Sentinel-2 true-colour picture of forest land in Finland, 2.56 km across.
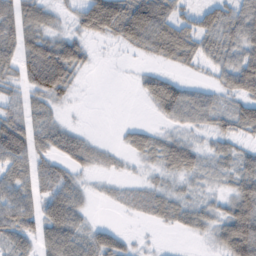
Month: February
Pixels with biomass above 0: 69%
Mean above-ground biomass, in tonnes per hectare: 37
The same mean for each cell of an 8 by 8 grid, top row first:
61 31 46 96 96 46 46 55
59 53 18 7 44 78 37 51
28 48 8 0 27 28 14 67
37 24 1 0 4 48 45 47
82 42 31 7 34 36 19 21
55 43 21 9 8 24 17 48
76 54 34 5 23 36 24 72
43 54 43 40 3 1 14 114
